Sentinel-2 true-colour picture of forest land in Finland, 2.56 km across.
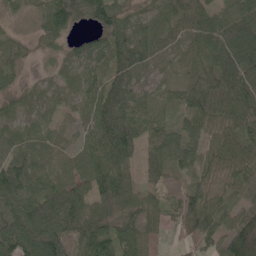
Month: May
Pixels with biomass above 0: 92%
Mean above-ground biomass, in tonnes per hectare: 57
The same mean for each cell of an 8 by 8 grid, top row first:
14 62 60 90 25 51 59 63
29 24 29 76 64 27 76 69
22 22 42 64 21 21 61 66
20 27 33 100 55 43 82 61
47 37 43 142 57 61 48 76
109 45 54 112 35 48 37 51
82 88 69 64 54 51 44 38
100 130 88 89 63 6 38 67
